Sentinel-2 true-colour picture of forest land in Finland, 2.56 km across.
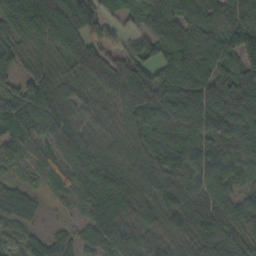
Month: October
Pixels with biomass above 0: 94%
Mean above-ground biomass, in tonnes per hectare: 77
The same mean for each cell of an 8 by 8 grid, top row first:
84 96 109 36 51 86 103 139
55 40 78 48 68 94 109 137
40 61 56 94 102 121 91 94
80 101 63 47 93 129 129 117
78 58 73 60 80 98 91 113
29 24 58 82 74 78 82 58
68 15 27 91 84 84 101 72
32 69 55 107 60 57 83 64
